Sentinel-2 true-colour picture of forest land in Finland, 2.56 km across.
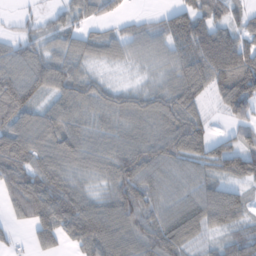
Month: January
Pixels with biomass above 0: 86%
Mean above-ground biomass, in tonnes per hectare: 67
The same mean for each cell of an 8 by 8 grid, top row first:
21 23 48 30 15 77 77 36
53 52 55 50 56 86 117 96
101 90 74 17 21 63 80 128
98 59 61 66 74 98 27 65
114 73 75 63 75 94 65 62
90 81 47 65 82 63 51 70
63 97 80 74 73 62 91 69
12 66 71 89 90 65 21 59
